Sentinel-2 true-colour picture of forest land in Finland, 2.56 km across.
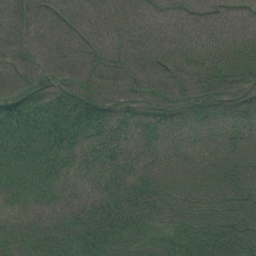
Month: July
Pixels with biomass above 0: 99%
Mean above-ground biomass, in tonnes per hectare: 94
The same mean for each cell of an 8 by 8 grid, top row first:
82 88 82 93 76 60 81 82
79 88 93 98 105 104 105 103
74 75 95 110 117 134 146 131
102 79 99 83 84 92 99 112
77 82 82 96 87 87 93 110
60 65 59 79 90 100 112 121
44 71 86 101 109 108 135 147
58 84 95 98 66 83 130 145
